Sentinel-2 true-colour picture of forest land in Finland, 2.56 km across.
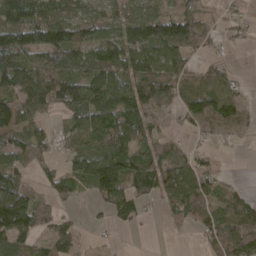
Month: April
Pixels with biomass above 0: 72%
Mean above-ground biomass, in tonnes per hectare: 68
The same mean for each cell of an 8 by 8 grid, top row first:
95 83 57 52 88 94 38 33
133 133 107 96 105 97 27 6
107 91 81 124 102 75 68 19
98 41 86 130 87 36 104 67
83 37 54 85 67 26 17 6
63 34 81 148 94 97 71 4
168 42 8 62 23 58 59 74
86 54 27 6 1 4 50 118
